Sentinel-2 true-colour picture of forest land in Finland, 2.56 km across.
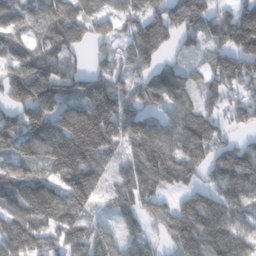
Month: February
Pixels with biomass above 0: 88%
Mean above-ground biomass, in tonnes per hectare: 137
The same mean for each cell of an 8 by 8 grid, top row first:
99 112 133 91 164 166 137 168
87 93 76 89 191 55 79 189
202 226 129 157 107 93 91 166
123 181 170 239 120 99 107 103
123 183 250 95 194 142 144 92
130 110 176 68 200 146 97 199
97 124 110 72 137 127 230 139
163 102 153 109 133 164 196 142
